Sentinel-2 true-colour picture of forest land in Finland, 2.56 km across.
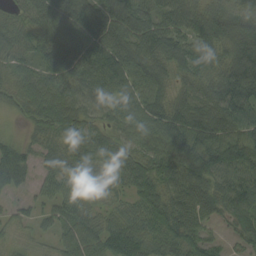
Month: August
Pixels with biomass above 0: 93%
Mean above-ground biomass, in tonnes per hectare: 74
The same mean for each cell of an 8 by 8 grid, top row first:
44 92 92 98 83 86 94 85
64 68 93 116 97 81 86 104
61 77 82 92 93 58 72 127
29 91 84 61 87 84 101 99
54 47 62 63 70 110 106 121
89 43 61 62 69 91 81 77
23 37 52 37 63 87 74 65
24 21 80 81 70 74 47 39
